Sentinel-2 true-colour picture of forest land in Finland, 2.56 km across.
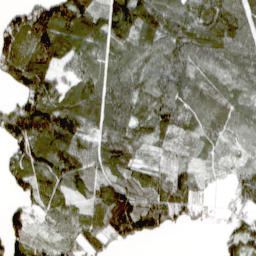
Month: April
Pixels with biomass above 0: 85%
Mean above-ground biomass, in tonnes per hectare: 107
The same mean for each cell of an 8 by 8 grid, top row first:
66 169 171 152 190 146 182 138
144 163 101 102 80 133 153 114
106 128 98 116 91 125 87 90
134 192 160 169 102 124 98 88
114 184 122 146 65 49 65 53
108 154 115 104 78 84 36 82
38 87 61 202 132 118 27 62
79 45 80 85 53 0 0 91
